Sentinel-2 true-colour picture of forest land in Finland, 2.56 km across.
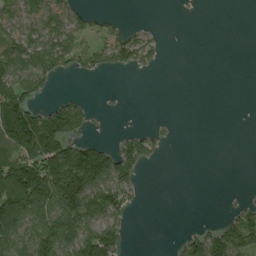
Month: August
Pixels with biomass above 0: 42%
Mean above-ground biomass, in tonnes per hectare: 52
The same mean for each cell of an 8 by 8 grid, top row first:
85 102 47 13 0 1 0 0
92 101 72 100 77 0 0 0
100 49 8 0 1 0 0 0
123 60 49 5 0 0 0 0
117 106 57 36 85 6 0 0
124 131 147 141 23 0 0 0
149 127 159 91 8 0 0 35
93 153 135 87 0 13 110 128
